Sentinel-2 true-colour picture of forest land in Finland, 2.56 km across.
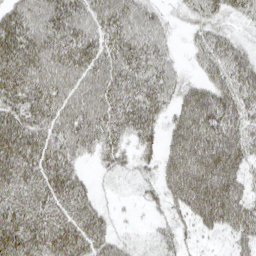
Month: April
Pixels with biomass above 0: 85%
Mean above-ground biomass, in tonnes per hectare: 53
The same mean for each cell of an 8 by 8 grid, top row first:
55 62 60 68 51 15 42 29
71 67 66 60 62 15 51 35
71 65 61 64 57 40 46 60
59 62 64 61 63 45 84 57
79 62 50 43 29 59 87 64
69 71 33 13 15 73 93 52
65 59 52 13 10 33 87 67
81 72 69 39 7 26 10 39
